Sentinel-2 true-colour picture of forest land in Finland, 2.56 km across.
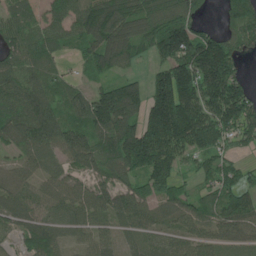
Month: June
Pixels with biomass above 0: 87%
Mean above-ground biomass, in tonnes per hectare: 104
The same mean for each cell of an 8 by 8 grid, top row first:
73 76 110 146 116 139 26 118
84 77 64 160 69 172 191 89
109 79 33 73 55 197 201 94
105 122 93 193 131 225 149 167
78 94 142 133 192 155 130 73
69 55 61 96 116 78 63 72
98 74 100 93 104 88 85 133
46 104 51 55 75 82 86 75
